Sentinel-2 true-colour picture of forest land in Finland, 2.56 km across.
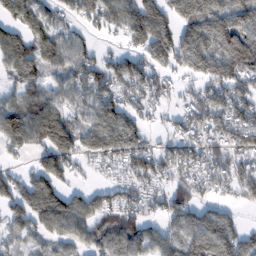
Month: February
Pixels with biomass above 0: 79%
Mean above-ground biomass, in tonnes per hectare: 95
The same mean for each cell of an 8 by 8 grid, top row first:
95 69 67 103 142 105 139 109
125 108 76 27 98 126 129 101
72 72 86 116 115 50 110 88
131 143 57 114 57 51 129 103
92 152 112 146 83 89 95 108
60 128 35 39 107 83 100 95
100 171 108 86 74 101 64 43
45 63 79 91 95 75 131 91
